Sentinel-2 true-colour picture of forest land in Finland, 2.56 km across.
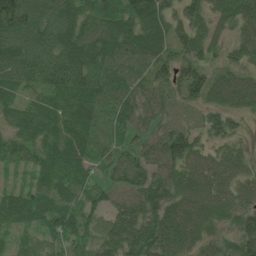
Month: June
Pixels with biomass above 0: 96%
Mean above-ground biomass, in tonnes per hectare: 75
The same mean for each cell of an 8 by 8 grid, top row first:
137 94 87 87 113 68 70 80
74 106 123 101 90 60 63 51
71 90 109 91 73 76 85 73
58 79 92 68 78 44 62 55
67 70 81 54 60 110 58 35
22 64 58 45 75 78 82 61
76 73 68 57 94 77 79 70
36 41 59 82 106 100 62 73
